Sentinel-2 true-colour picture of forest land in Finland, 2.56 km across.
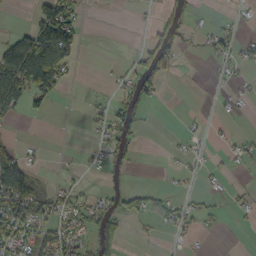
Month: October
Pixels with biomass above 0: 31%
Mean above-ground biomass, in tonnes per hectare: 29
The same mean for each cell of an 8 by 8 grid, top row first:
1 102 27 0 2 35 3 7
80 185 43 0 47 45 21 31
129 121 3 7 60 4 3 11
33 20 2 36 24 0 3 7
14 2 3 44 3 7 11 14
118 9 7 12 0 10 8 7
79 59 31 31 35 30 14 13
58 58 35 50 5 9 6 0
